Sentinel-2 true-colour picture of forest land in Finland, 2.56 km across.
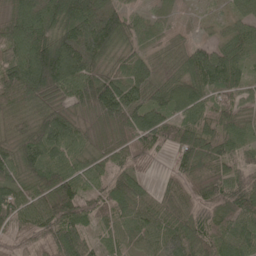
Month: May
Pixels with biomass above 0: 93%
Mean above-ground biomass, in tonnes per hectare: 72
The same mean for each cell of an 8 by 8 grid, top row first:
71 106 131 104 33 20 13 48
81 126 145 102 40 31 58 74
96 143 114 80 72 60 108 66
58 74 51 112 83 71 58 55
62 102 68 47 63 61 73 63
69 81 67 67 28 46 65 65
96 91 98 62 55 57 65 98
36 66 83 35 54 78 60 81
